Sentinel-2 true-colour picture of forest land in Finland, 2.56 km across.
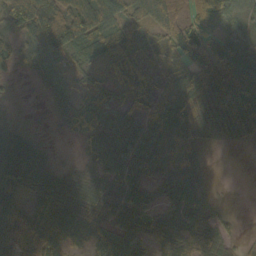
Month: October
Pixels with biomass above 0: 85%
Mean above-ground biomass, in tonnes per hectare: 47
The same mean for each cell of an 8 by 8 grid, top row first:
71 84 84 71 64 57 61 34
48 74 58 58 28 53 63 43
15 38 27 29 30 34 80 86
12 10 47 45 50 49 52 77
56 10 17 60 73 76 17 14
75 36 20 50 51 65 12 0
63 61 47 54 52 47 29 3
75 65 40 39 37 58 48 18
